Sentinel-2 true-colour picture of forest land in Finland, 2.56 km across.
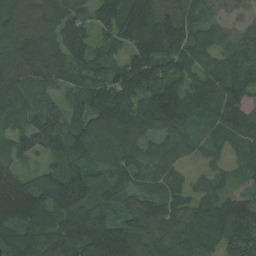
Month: July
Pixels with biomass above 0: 96%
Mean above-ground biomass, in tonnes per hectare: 136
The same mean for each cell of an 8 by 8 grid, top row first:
186 188 107 127 193 136 80 54
165 162 136 94 190 156 90 99
155 135 128 151 201 149 117 109
119 105 124 209 159 183 119 150
92 132 186 123 94 117 62 86
111 125 160 93 68 65 63 45
198 193 171 123 131 122 111 167
200 226 227 202 150 139 111 160
